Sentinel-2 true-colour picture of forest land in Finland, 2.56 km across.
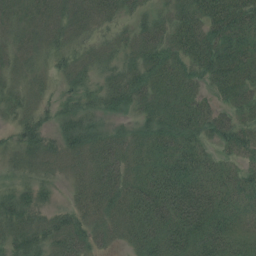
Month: July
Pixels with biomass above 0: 93%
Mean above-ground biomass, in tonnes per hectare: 46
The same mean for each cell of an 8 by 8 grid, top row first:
39 46 45 40 29 43 57 60
40 42 42 39 48 48 63 48
38 31 38 38 53 50 38 48
34 30 47 35 35 51 35 34
36 40 57 47 39 51 25 38
26 31 41 61 54 68 47 34
59 23 41 54 67 83 72 37
47 51 51 32 60 69 71 43
